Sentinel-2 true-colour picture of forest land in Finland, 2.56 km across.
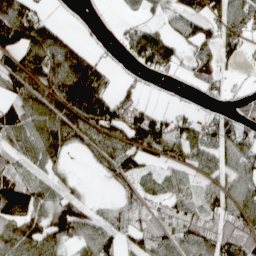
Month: April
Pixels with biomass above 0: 70%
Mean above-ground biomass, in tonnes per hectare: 71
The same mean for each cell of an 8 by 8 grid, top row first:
148 31 3 4 23 61 108 83
98 124 58 9 130 61 79 58
87 117 160 32 21 15 90 7
84 113 125 98 69 32 33 54
75 111 61 94 90 87 98 90
80 42 8 50 45 47 53 81
121 71 64 39 50 60 71 95
92 76 62 61 64 71 98 104
